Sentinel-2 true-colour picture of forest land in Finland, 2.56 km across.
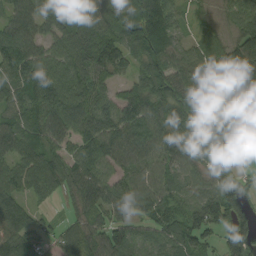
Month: September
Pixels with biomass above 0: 90%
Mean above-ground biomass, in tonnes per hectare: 78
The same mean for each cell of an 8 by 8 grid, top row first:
69 69 98 79 98 58 20 80
98 60 99 99 79 71 63 106
82 100 91 57 66 100 73 114
73 100 95 78 95 95 87 60
89 76 72 90 89 73 94 23
86 95 85 64 67 66 64 27
92 22 53 77 69 62 135 94
99 46 97 83 39 79 55 101
